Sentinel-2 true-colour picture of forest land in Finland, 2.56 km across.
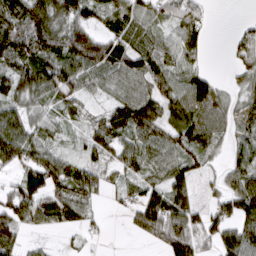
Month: March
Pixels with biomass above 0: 79%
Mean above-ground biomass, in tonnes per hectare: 72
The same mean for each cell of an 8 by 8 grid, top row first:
106 120 84 64 66 67 20 5
111 109 171 108 80 69 30 64
110 115 88 64 83 66 65 37
71 46 37 79 116 76 80 52
110 58 29 65 70 81 79 49
58 134 99 35 58 71 29 64
121 107 83 12 108 106 54 99
62 11 20 3 28 111 55 109
